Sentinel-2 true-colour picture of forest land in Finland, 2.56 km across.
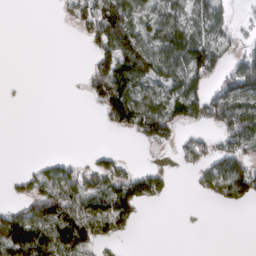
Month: March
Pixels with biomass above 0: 46%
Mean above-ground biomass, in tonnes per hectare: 53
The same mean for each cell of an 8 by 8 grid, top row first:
0 0 54 128 53 79 89 5
0 0 2 110 86 119 110 24
1 0 9 155 94 84 60 102
0 0 0 94 103 77 83 102
0 0 0 1 27 32 43 73
19 59 78 89 72 8 61 115
39 111 104 122 21 1 2 14
181 116 135 26 0 0 0 0
